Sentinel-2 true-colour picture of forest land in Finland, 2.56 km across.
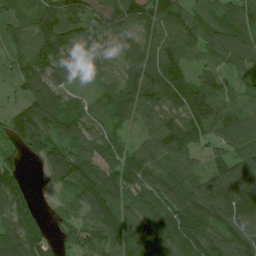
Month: July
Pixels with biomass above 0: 93%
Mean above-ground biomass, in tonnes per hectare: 96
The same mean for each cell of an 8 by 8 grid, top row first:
75 92 92 109 88 91 79 105
77 117 97 65 92 104 96 111
63 96 33 68 141 115 69 55
66 118 80 103 84 80 110 95
66 104 112 88 65 110 66 101
71 69 135 109 106 129 89 136
89 22 78 133 123 145 133 146
113 61 78 105 116 136 120 118
